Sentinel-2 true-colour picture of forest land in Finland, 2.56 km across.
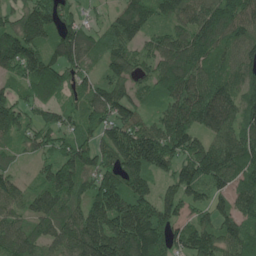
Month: May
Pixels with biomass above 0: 92%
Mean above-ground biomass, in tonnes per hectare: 127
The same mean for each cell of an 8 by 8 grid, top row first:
90 149 60 61 113 107 140 150
164 124 152 94 68 127 146 107
78 155 90 109 71 175 127 107
128 81 85 132 81 148 172 123
66 90 113 131 193 154 111 141
66 93 136 126 119 127 155 116
81 133 124 217 181 112 115 110
128 111 215 278 235 136 163 116
